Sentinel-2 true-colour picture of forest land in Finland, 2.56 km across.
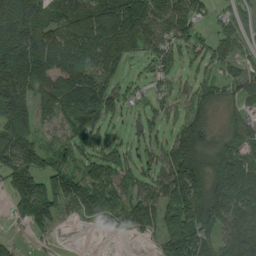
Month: August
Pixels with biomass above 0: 79%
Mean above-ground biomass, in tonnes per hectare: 111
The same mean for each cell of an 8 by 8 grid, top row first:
254 123 132 190 166 114 36 63
257 178 143 116 59 70 69 68
227 133 152 66 38 55 57 100
224 58 148 69 55 47 83 76
182 43 63 66 53 138 104 112
176 147 131 134 69 186 198 137
68 128 94 119 149 156 193 106
27 19 1 0 26 180 100 150
